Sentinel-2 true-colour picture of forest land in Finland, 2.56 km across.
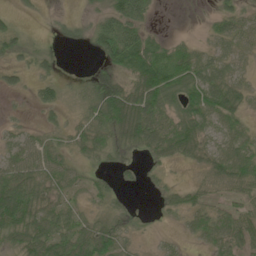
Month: June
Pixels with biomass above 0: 73%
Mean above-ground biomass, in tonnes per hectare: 40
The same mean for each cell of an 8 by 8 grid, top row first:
14 5 15 67 61 0 10 31
37 15 13 85 78 33 22 29
16 26 13 44 92 74 67 28
6 19 23 77 85 45 63 42
28 35 42 53 61 73 43 43
60 50 25 19 14 5 37 69
105 51 25 34 2 35 36 33
54 72 66 61 7 11 35 60
